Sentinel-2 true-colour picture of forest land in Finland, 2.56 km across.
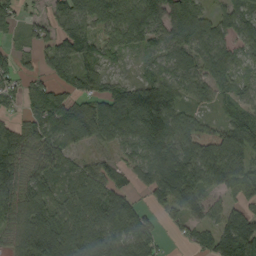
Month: September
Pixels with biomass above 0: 85%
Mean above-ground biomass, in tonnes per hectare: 84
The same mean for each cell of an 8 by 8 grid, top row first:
50 51 108 114 133 157 63 60
28 57 99 51 54 78 83 47
42 53 72 46 58 72 75 37
30 96 118 95 157 57 19 67
99 92 65 55 124 120 76 124
111 82 67 59 73 129 91 94
96 122 115 140 46 77 60 61
70 204 141 113 106 14 63 173
